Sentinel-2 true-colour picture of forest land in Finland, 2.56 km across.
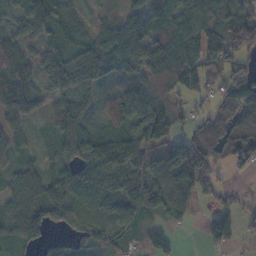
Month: November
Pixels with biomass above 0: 84%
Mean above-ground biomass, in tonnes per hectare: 61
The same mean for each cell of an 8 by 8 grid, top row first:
46 85 42 31 75 106 108 104
56 43 51 80 90 112 92 84
75 41 65 47 87 84 79 62
64 32 53 70 95 47 44 97
40 20 74 96 88 90 101 77
48 52 71 64 69 90 68 6
65 57 26 49 79 49 26 40
39 25 28 34 24 6 38 24
